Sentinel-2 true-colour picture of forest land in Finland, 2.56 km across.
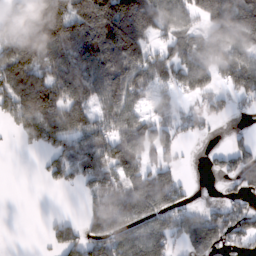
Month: February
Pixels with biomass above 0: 68%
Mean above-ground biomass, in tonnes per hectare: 102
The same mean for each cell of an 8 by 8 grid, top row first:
113 171 137 221 170 136 113 123
157 138 131 204 135 95 85 97
140 118 134 160 110 111 103 134
144 164 112 130 62 61 59 22
13 90 106 149 131 67 7 40
0 46 93 131 132 60 13 93
0 1 24 155 171 108 44 72
0 35 109 138 175 76 175 88
